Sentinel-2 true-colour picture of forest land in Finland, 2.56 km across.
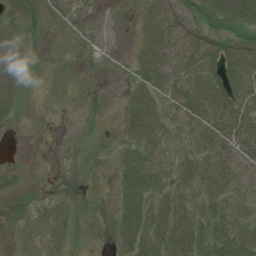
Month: July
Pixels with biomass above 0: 67%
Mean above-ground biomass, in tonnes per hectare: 25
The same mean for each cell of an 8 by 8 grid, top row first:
28 23 12 2 15 54 44 67
36 3 5 2 25 53 45 42
33 5 4 6 26 49 51 38
18 2 12 6 43 27 40 47
1 0 4 5 41 23 37 44
22 1 2 11 45 34 42 34
11 16 5 9 34 41 36 24
6 21 4 16 41 52 36 43
